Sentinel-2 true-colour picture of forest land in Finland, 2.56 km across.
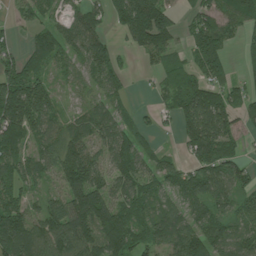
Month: July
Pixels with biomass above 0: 79%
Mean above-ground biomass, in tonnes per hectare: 80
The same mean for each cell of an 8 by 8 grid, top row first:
23 45 61 69 184 60 79 93
32 103 82 61 81 46 110 27
105 55 48 71 7 66 85 31
161 85 36 75 15 77 140 61
99 76 94 110 56 12 114 31
87 48 145 91 94 70 89 63
105 63 137 110 69 62 65 52
163 119 125 112 86 104 115 71
